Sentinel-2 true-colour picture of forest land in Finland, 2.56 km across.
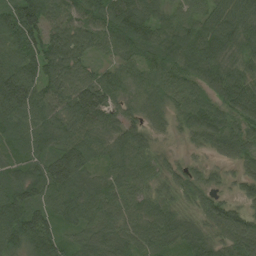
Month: August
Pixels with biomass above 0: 96%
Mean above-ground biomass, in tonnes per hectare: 79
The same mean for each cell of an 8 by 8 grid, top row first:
101 102 84 101 84 55 62 87
86 94 81 66 77 79 92 88
129 92 80 71 65 72 79 99
105 94 111 60 61 50 78 82
73 82 94 72 68 13 51 69
78 126 92 62 68 55 36 43
110 74 92 80 74 52 75 51
101 114 66 101 81 68 63 95
